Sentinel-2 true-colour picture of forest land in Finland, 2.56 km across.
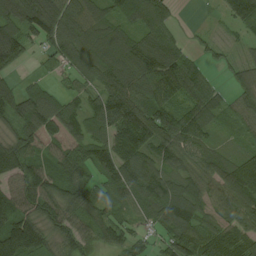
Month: August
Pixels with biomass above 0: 88%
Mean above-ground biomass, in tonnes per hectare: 91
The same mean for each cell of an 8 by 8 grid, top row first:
116 159 109 67 83 38 7 124
111 63 109 128 101 58 29 26
40 17 49 110 92 128 39 58
106 114 74 167 144 97 83 66
107 127 121 130 125 115 58 32
104 99 55 87 98 69 84 165
99 113 87 55 63 125 67 118
211 83 69 69 49 104 102 98
